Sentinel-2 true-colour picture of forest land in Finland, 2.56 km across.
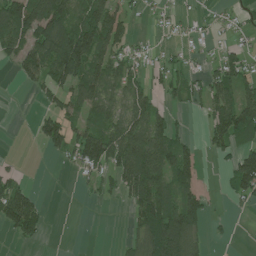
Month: July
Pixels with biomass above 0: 53%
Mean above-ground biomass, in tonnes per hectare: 64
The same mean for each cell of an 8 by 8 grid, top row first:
131 148 94 102 15 20 15 17
85 142 169 87 17 19 16 35
20 80 117 79 43 47 53 87
0 44 63 67 93 24 55 145
0 64 109 134 135 83 42 84
26 0 22 61 158 106 2 107
156 18 0 4 127 142 42 10
27 8 0 2 91 167 21 0
